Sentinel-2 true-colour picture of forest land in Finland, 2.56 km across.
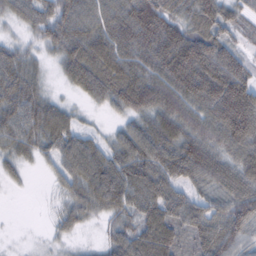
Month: February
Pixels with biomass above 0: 91%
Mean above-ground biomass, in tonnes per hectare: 78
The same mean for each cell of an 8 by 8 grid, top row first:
58 73 92 90 121 80 103 56
49 54 101 104 106 134 122 48
95 23 83 103 93 121 142 108
100 82 21 37 84 94 94 174
73 65 70 50 104 102 84 104
25 18 83 101 107 94 89 85
0 8 62 69 85 84 72 101
3 12 14 55 97 80 95 79
